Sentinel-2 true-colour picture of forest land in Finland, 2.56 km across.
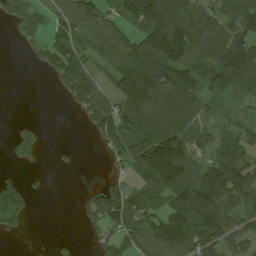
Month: August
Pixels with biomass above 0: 67%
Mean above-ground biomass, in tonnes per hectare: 81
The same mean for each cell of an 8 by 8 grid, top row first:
74 47 105 54 165 178 89 101
12 70 72 82 142 168 105 137
0 22 130 69 185 135 103 152
0 0 56 123 142 145 58 32
54 9 6 72 149 139 62 67
14 7 2 32 83 148 97 113
83 0 36 132 83 104 154 68
5 5 11 63 87 164 114 52
